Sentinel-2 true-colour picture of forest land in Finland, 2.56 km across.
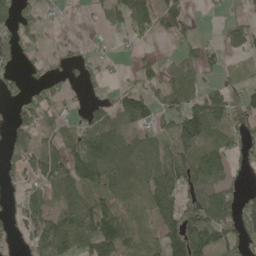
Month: May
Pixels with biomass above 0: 61%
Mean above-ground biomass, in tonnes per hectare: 50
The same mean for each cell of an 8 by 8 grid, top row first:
63 17 10 43 79 68 4 17
49 10 13 11 10 16 22 39
20 33 14 6 29 39 24 32
36 47 20 54 59 70 109 54
51 38 65 91 49 65 71 54
25 60 106 81 53 81 75 14
26 66 85 74 22 76 107 76
19 106 72 102 25 100 108 64
